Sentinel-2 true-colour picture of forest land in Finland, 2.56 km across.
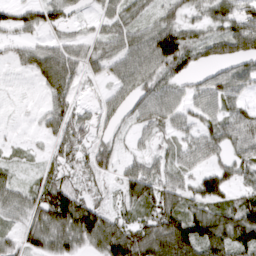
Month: March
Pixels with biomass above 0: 79%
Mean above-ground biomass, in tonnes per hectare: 56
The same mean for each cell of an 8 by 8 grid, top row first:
46 54 16 41 32 44 47 60
26 44 43 45 72 122 54 67
2 59 40 33 63 50 37 57
2 50 35 39 58 47 50 52
15 26 57 41 20 36 54 63
23 32 31 29 70 45 64 47
48 132 126 35 66 77 71 84
45 86 81 121 115 142 104 98
